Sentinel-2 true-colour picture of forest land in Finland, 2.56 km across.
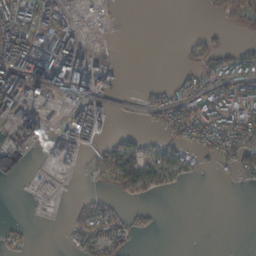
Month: October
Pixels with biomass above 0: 43%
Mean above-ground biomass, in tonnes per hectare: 44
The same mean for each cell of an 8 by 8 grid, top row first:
99 48 11 5 0 0 9 77
154 76 61 1 0 1 37 26
136 111 188 39 2 26 61 104
106 29 112 35 19 85 112 90
58 61 93 31 29 53 65 100
2 13 15 61 70 36 3 33
0 2 35 31 13 0 0 0
23 0 47 52 3 0 0 0
